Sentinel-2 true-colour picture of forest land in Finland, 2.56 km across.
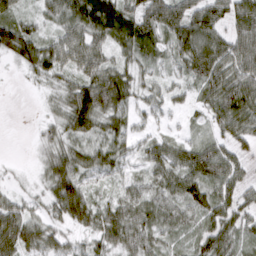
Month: March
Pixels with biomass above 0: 87%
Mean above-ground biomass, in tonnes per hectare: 53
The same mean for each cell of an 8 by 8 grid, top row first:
53 36 80 95 65 71 67 68
87 62 68 43 61 60 79 74
3 35 58 84 34 30 84 79
0 17 93 69 27 17 47 91
0 38 44 53 34 41 51 37
7 54 65 34 39 64 82 42
45 38 80 46 59 49 68 53
91 54 26 59 60 35 67 52
